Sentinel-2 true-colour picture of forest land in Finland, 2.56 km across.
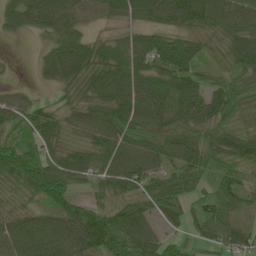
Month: June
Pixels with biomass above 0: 91%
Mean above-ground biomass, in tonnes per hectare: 75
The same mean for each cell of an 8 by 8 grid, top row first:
54 84 65 54 59 77 91 75
0 37 90 66 83 105 51 101
8 22 85 106 92 93 48 82
73 51 63 97 108 92 82 77
66 69 62 96 87 93 92 98
107 109 70 86 84 64 56 67
57 74 69 80 67 65 82 83
93 103 110 99 100 41 53 74
